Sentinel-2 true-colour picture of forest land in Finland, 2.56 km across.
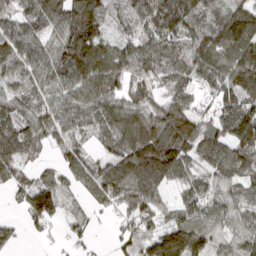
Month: March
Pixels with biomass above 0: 89%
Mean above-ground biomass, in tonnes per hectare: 100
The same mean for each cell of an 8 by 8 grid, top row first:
89 134 181 71 97 138 104 131
113 82 180 90 110 121 141 143
77 86 134 127 112 124 83 136
96 91 104 117 107 133 43 158
145 55 60 93 192 193 122 170
61 39 77 122 146 93 75 86
15 98 25 42 85 54 81 73
35 15 30 18 86 187 87 73
